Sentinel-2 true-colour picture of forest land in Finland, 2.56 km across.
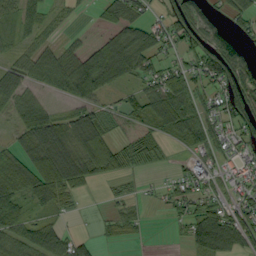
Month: September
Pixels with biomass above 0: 68%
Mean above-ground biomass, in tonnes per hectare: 55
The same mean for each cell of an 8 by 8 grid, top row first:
45 30 9 45 40 70 47 41
24 39 37 103 93 38 89 57
66 55 125 75 50 65 68 94
49 44 60 26 59 110 45 75
38 119 69 63 56 26 45 43
74 103 86 46 14 25 64 43
75 44 9 19 14 33 55 57
61 82 35 19 8 10 102 81
